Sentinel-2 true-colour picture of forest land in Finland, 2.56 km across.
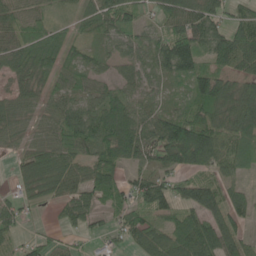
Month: June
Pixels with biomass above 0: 82%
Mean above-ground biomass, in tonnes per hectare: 58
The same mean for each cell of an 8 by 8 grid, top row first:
56 29 25 69 29 79 76 48
60 65 32 34 46 116 68 101
42 40 41 39 42 42 83 67
45 41 59 83 46 54 62 84
25 48 63 87 81 158 127 55
19 67 65 60 57 61 53 28
46 14 67 37 61 60 92 54
28 36 23 33 70 75 109 73
